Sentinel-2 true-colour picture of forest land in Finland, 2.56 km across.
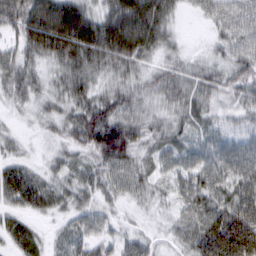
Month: March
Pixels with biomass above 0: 91%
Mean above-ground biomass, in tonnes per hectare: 49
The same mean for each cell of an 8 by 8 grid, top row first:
63 64 66 70 102 26 31 45
36 77 95 96 81 24 17 48
49 31 61 38 36 46 50 57
13 28 62 70 39 40 39 35
19 14 51 113 40 43 43 38
54 31 37 47 35 44 62 62
33 37 36 22 16 31 70 86
44 20 45 34 32 25 100 126
